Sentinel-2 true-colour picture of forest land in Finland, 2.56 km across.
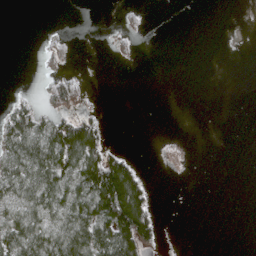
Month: April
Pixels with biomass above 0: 30%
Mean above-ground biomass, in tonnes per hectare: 26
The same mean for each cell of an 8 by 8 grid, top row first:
0 0 0 0 6 0 0 0
0 14 1 7 1 0 0 0
0 18 22 0 0 0 0 0
46 35 22 0 0 0 0 0
66 95 137 14 0 1 0 0
58 73 94 146 32 0 0 0
49 62 75 129 89 0 0 0
72 73 77 100 70 0 0 0
